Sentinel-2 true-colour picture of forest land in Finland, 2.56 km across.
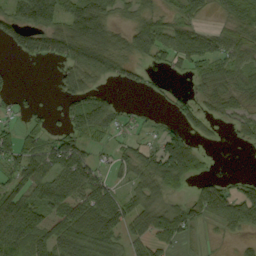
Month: September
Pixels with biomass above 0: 65%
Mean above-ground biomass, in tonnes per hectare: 52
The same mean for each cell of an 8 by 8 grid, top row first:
69 99 106 47 37 35 17 57
45 71 103 71 52 67 64 59
7 4 61 29 20 11 49 53
14 14 82 51 10 25 31 33
62 42 51 26 31 77 7 11
61 79 89 31 55 94 23 11
94 87 87 73 61 49 64 87
102 80 100 71 51 38 4 18
